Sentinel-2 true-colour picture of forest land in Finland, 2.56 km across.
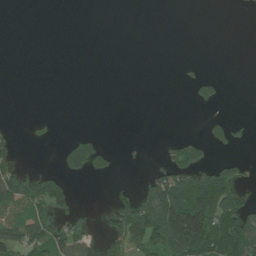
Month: July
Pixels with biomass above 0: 25%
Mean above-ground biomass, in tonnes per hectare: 33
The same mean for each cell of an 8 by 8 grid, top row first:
0 0 0 0 0 0 0 1
0 0 0 0 0 0 0 0
0 0 0 0 0 2 26 0
0 1 0 0 0 0 5 0
23 9 58 6 2 37 43 15
70 40 26 14 15 91 88 38
102 69 5 42 88 189 163 90
85 68 57 56 90 159 112 130
